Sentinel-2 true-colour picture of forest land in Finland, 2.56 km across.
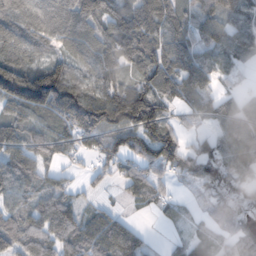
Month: November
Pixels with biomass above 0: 83%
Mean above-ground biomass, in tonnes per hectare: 84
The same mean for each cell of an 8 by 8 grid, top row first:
94 88 113 101 120 78 80 86
101 55 72 106 113 93 73 67
203 187 90 92 102 100 70 28
78 97 147 152 177 35 57 84
95 81 74 100 121 87 47 109
96 59 27 49 75 62 90 82
74 100 64 29 23 36 45 72
100 87 86 107 38 19 53 73
